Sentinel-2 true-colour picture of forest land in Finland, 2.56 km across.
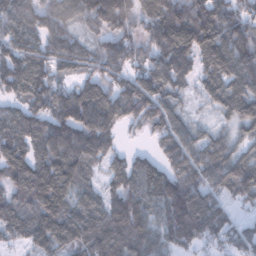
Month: February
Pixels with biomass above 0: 91%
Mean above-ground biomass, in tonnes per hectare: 113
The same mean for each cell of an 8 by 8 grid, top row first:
124 114 108 159 115 144 133 97
115 90 57 120 86 177 128 142
137 114 78 97 114 118 87 122
79 129 187 158 110 77 33 123
123 147 161 83 19 121 92 71
125 153 102 79 133 121 112 145
107 142 102 123 139 174 119 44
56 103 99 134 148 116 83 91
